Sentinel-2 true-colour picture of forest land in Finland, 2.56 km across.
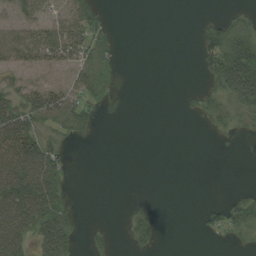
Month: August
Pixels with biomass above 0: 38%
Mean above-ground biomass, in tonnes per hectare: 22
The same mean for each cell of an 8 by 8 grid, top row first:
25 29 39 6 0 0 5 15
56 52 46 18 0 0 38 50
14 17 31 13 0 0 21 90
44 45 29 2 0 1 21 33
79 30 2 0 0 0 1 1
88 67 0 0 0 0 0 0
86 66 4 0 6 0 12 26
66 66 10 7 15 0 2 8
